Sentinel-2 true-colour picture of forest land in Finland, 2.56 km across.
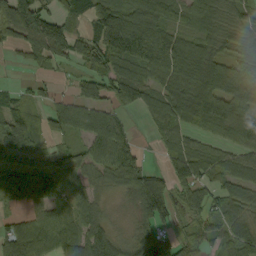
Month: September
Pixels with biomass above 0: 82%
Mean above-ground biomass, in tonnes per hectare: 79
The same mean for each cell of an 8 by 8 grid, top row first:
169 81 60 134 118 75 80 62
53 114 90 141 113 112 70 64
14 29 44 97 95 96 119 117
81 52 68 61 62 92 119 77
96 31 40 99 12 47 30 63
85 89 48 72 124 90 56 60
28 87 53 15 121 71 69 73
140 91 99 75 118 70 63 84
